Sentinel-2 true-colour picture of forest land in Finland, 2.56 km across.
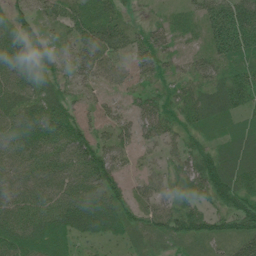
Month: July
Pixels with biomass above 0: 93%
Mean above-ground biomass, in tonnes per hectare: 56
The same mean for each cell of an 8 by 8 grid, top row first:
42 32 51 44 15 20 62 104
73 31 54 65 59 32 44 85
68 46 37 35 36 40 40 69
65 74 40 33 54 52 57 47
75 74 78 44 28 38 37 46
66 75 82 66 29 53 92 60
77 77 95 80 40 70 48 74
75 72 39 33 38 54 60 69
